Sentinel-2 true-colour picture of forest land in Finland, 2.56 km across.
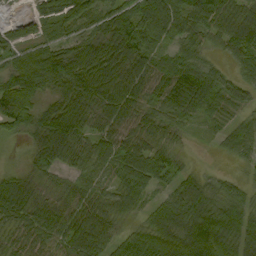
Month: September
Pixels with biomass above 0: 87%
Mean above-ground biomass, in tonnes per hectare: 63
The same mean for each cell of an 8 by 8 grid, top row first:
20 48 71 77 101 82 79 81
48 45 69 95 76 47 33 75
71 93 124 106 79 91 62 39
88 64 99 78 64 67 49 39
5 109 64 61 61 28 8 56
40 36 40 46 82 38 22 16
90 60 65 54 39 76 81 64
33 48 76 44 40 98 131 69
